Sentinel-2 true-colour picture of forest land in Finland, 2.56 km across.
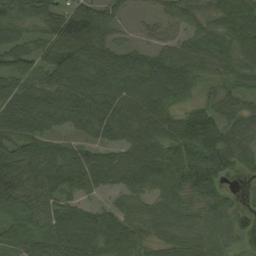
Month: August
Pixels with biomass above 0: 89%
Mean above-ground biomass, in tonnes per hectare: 74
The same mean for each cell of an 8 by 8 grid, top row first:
73 71 104 56 16 52 64 110
72 82 125 75 40 67 93 93
70 78 92 81 90 105 49 61
91 87 86 91 94 64 75 60
80 66 49 66 111 77 92 72
96 95 108 90 123 105 81 31
60 67 57 47 55 73 54 26
55 76 90 79 54 67 45 27
